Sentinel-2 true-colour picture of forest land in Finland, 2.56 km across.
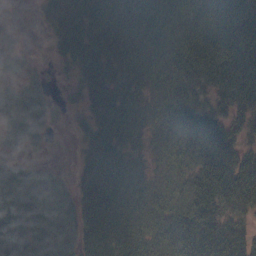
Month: October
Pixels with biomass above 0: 86%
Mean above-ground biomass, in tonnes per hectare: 49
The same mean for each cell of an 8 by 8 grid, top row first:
3 41 58 49 47 48 57 84
24 10 60 51 42 53 87 90
28 15 36 52 36 55 68 86
67 42 22 60 27 57 50 48
40 14 19 46 20 36 63 41
59 40 27 53 25 25 90 72
80 73 56 58 34 40 79 43
78 77 50 56 49 51 64 48
